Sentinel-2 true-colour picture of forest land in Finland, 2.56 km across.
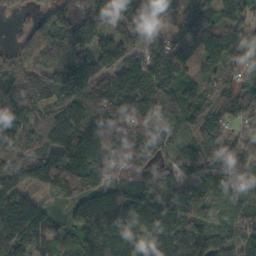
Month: October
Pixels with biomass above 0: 92%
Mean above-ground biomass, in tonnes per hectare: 149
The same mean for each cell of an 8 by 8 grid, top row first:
36 136 187 178 149 125 162 121
73 134 222 191 136 199 167 157
153 160 238 174 186 186 73 81
157 125 147 204 152 152 139 116
158 123 181 114 127 107 165 130
160 155 181 123 123 93 122 163
194 63 156 264 144 137 89 106
173 105 173 257 142 224 164 135
